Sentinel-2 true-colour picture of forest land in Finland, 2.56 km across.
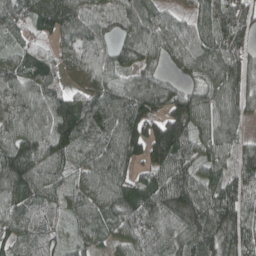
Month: April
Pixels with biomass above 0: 94%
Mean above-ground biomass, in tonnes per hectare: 98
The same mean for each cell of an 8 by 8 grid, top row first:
82 93 100 90 86 55 78 98
45 42 100 70 100 92 93 95
93 89 67 74 77 49 73 106
105 128 139 146 144 152 99 85
117 128 88 101 169 182 90 54
152 88 64 116 68 130 76 92
96 83 90 95 126 179 124 126
72 65 43 60 116 91 126 119
